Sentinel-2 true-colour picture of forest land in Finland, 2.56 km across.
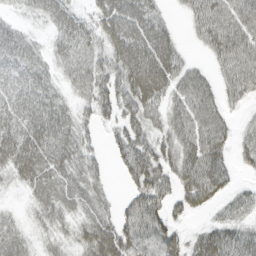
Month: March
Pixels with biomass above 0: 78%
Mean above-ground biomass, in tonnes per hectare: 41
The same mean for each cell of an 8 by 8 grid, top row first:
12 35 24 66 59 8 58 57
51 21 41 53 70 34 30 63
54 33 37 55 83 46 29 59
58 57 26 37 49 36 53 12
65 60 37 23 41 45 62 25
32 45 39 10 59 42 73 11
7 36 28 24 59 25 29 25
32 19 31 63 55 35 46 46
